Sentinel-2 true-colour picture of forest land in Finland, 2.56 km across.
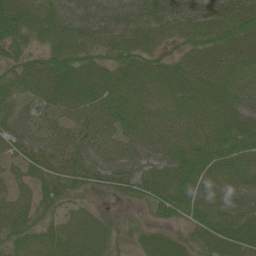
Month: June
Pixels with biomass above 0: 96%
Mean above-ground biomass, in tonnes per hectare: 70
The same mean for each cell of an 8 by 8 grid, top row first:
100 74 91 86 88 78 76 69
57 50 59 60 55 38 76 86
67 112 112 83 72 86 83 75
55 42 73 70 49 57 70 92
59 77 96 78 75 66 75 88
41 55 74 92 78 78 81 94
67 42 33 18 23 59 84 94
52 61 75 47 50 49 67 93
